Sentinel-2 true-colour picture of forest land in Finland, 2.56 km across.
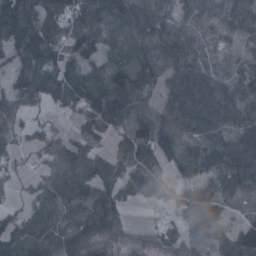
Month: January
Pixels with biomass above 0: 84%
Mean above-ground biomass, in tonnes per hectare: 67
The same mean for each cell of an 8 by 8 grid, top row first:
113 74 50 92 74 42 51 55
92 99 71 55 75 69 14 26
63 108 114 88 73 66 53 60
52 31 78 134 48 79 78 83
36 55 80 52 80 74 67 74
24 54 104 78 84 44 52 67
35 81 65 73 16 58 101 11
110 87 78 48 25 31 92 89
